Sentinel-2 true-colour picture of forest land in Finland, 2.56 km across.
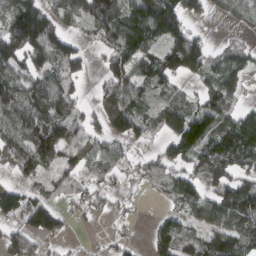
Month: March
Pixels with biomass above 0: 70%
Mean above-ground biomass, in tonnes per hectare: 76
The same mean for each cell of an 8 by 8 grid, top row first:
99 86 85 130 140 80 31 53
119 127 49 75 99 126 61 45
96 77 53 74 75 62 67 65
105 109 57 98 72 38 103 59
87 140 67 59 26 113 131 138
29 47 47 40 61 81 93 87
104 107 20 21 9 51 86 134
85 42 7 24 14 103 80 85
